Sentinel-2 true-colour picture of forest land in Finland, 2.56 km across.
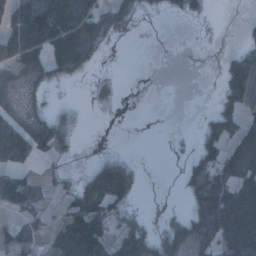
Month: January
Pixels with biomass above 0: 49%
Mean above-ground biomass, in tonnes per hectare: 44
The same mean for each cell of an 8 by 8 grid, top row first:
85 96 94 65 18 17 18 2
100 91 104 10 0 0 1 21
15 35 21 19 0 0 0 92
12 31 15 8 0 0 21 64
64 71 12 1 0 6 66 62
39 25 29 162 10 7 109 76
40 24 65 68 6 7 113 110
37 34 126 75 93 54 54 99
